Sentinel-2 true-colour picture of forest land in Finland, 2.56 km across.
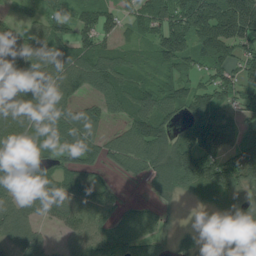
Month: July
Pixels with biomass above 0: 83%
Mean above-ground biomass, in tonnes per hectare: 92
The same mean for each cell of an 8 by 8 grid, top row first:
32 64 82 69 73 132 205 239
101 107 92 70 39 148 141 112
120 123 109 109 59 79 71 85
121 114 91 64 104 71 129 58
118 77 115 72 130 136 145 89
71 59 104 24 57 116 121 127
81 90 116 68 54 18 47 67
57 27 82 134 104 48 35 60
